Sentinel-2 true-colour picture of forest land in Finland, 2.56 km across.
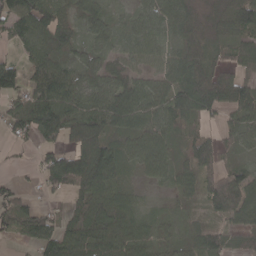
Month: April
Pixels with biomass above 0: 83%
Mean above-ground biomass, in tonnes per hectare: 66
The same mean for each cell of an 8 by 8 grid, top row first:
94 90 55 40 52 72 45 93
35 79 43 39 54 52 58 60
86 101 66 63 47 78 117 66
75 147 84 105 71 88 60 71
28 54 86 77 82 40 78 39
12 78 139 99 44 60 63 68
70 31 52 77 36 20 40 97
20 77 90 86 57 38 64 25
